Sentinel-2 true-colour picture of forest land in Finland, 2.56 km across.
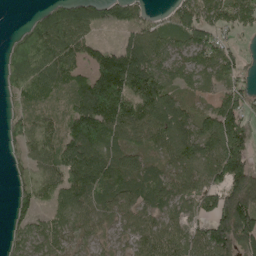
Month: May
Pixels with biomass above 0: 82%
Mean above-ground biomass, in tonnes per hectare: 78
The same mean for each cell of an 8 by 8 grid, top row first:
0 80 114 65 50 77 76 79
75 136 93 51 114 53 96 33
77 86 73 186 140 59 54 53
39 43 102 159 102 81 42 85
58 89 127 84 47 86 80 100
41 84 127 105 78 67 64 94
48 37 69 74 70 50 60 159
47 61 29 32 66 71 98 118
